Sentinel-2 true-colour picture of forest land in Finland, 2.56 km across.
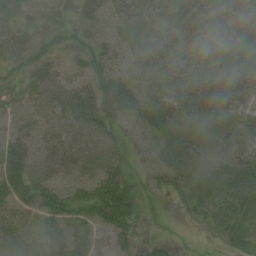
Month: August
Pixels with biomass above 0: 83%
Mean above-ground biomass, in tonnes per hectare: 44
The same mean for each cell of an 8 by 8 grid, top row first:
45 20 36 38 34 38 62 58
50 35 38 39 45 32 32 39
32 58 44 63 35 31 46 40
36 62 107 69 58 38 39 30
57 50 74 60 31 50 38 47
72 49 49 68 22 47 44 47
50 58 50 80 11 14 30 38
60 56 49 32 14 6 7 31
